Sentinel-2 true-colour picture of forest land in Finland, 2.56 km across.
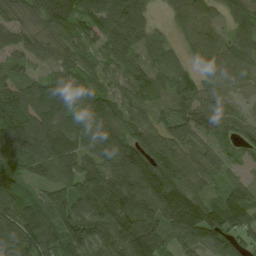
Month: August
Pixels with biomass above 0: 94%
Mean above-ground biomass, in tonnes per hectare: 96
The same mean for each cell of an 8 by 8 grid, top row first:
61 116 104 135 76 56 46 74
66 64 87 96 76 36 65 71
77 72 79 63 91 69 58 46
127 136 85 95 62 63 81 34
101 118 76 114 124 95 59 69
92 60 110 172 207 115 70 41
102 130 121 167 137 170 111 147
114 120 152 175 209 83 84 67
